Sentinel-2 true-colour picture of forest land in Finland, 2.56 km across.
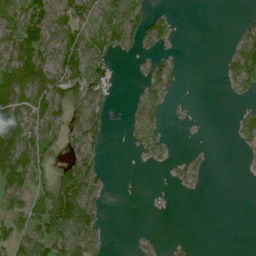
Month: July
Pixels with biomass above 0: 46%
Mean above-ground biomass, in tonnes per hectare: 41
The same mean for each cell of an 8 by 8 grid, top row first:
65 81 68 64 59 13 0 5
93 73 85 47 35 6 0 69
116 89 96 40 31 27 0 72
100 86 70 23 37 3 0 22
107 50 64 4 35 5 2 16
96 43 96 4 0 15 11 1
53 88 97 2 1 0 0 0
75 94 84 5 9 5 0 0
